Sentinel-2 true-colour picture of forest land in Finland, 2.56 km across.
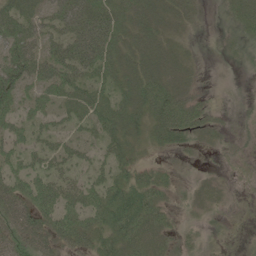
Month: June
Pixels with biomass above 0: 70%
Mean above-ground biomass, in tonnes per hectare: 35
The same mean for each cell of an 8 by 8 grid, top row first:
57 39 76 58 40 28 5 30
51 38 83 61 45 21 0 15
62 52 54 39 52 34 1 0
42 37 44 47 41 58 19 0
36 37 33 37 20 23 15 1
49 51 30 38 26 11 9 0
57 59 58 68 66 15 15 0
41 49 42 42 51 22 6 1
